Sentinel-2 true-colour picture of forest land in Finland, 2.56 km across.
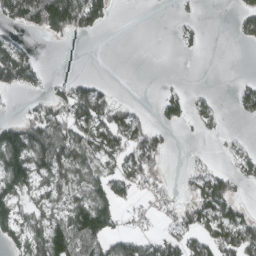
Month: March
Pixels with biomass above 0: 48%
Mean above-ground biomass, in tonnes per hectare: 46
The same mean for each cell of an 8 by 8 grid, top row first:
76 149 101 22 0 6 0 37
66 1 0 0 0 6 3 4
75 18 29 5 0 2 0 13
6 64 81 75 13 46 26 26
115 99 79 79 98 4 2 10
105 58 48 65 59 6 65 37
58 45 89 74 23 43 104 38
48 118 110 68 47 57 78 91
